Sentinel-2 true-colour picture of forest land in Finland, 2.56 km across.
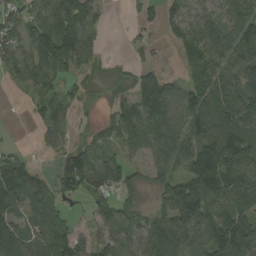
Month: August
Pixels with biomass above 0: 77%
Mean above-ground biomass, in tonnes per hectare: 73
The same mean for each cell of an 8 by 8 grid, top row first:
62 78 119 8 32 54 51 82
73 114 114 2 26 37 102 104
32 62 30 21 74 30 83 92
1 64 16 37 102 95 136 124
10 31 27 55 69 91 140 123
82 29 128 103 36 76 154 116
65 62 11 55 34 123 120 105
87 79 79 61 74 108 123 140
